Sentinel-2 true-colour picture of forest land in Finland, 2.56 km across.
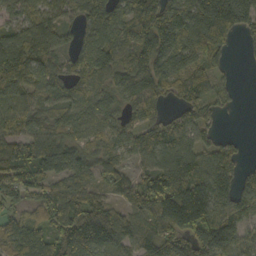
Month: October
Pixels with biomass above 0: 86%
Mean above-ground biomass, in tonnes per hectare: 97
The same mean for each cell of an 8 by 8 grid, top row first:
55 61 59 103 118 130 183 163
130 76 66 109 128 121 120 19
143 77 65 71 126 68 73 8
92 62 71 68 75 42 63 5
110 108 77 56 95 125 66 21
110 113 67 58 77 165 131 85
56 90 136 97 123 249 183 104
103 103 162 158 120 87 138 89
